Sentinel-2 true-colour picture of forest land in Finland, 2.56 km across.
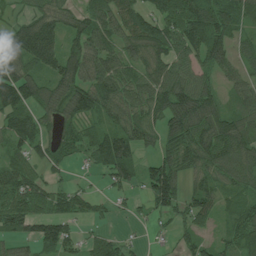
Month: July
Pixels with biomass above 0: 80%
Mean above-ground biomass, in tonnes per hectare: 78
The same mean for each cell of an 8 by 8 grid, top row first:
37 103 75 96 90 107 113 79
137 173 94 77 114 112 140 40
128 82 101 94 82 89 49 52
108 70 90 68 93 130 112 65
67 62 59 119 63 87 115 98
80 35 7 70 61 105 73 74
94 63 49 31 22 75 64 54
53 93 47 50 11 35 35 65
